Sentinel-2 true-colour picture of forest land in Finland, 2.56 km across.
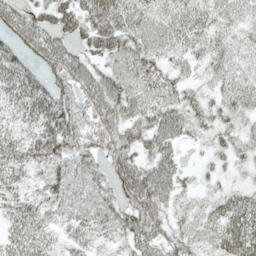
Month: May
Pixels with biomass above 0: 88%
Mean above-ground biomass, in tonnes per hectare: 45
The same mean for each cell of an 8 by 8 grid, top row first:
51 47 56 70 45 47 39 33
50 63 37 60 51 40 42 34
67 49 53 60 56 39 29 39
40 74 51 52 53 52 38 35
45 68 49 47 43 36 24 32
37 45 54 43 64 42 18 15
39 38 50 49 67 26 33 63
42 28 30 25 54 39 39 75
